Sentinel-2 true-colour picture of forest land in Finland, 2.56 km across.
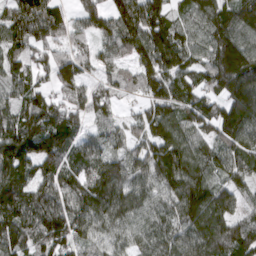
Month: March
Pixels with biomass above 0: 91%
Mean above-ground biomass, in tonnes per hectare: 111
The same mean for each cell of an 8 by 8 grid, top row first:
121 131 69 108 169 75 148 153
85 90 59 89 147 151 117 186
85 54 96 72 124 121 108 223
91 118 79 49 65 109 98 153
158 123 84 60 94 147 93 124
109 90 91 123 113 142 103 90
137 127 109 135 92 119 159 78
118 133 86 74 73 101 141 146
